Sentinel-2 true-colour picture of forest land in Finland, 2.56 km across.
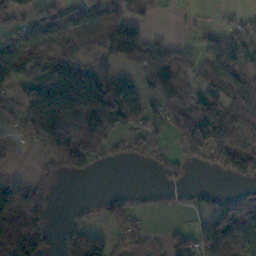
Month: November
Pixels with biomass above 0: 63%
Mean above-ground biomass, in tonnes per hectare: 76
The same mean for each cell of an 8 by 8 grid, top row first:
55 65 90 131 37 9 11 27
107 108 74 95 100 47 62 96
91 166 168 95 75 80 69 77
35 141 140 140 72 122 130 102
21 72 127 67 65 52 180 90
24 37 45 0 1 33 10 88
77 33 19 56 30 24 51 111
94 56 179 75 80 64 77 123
